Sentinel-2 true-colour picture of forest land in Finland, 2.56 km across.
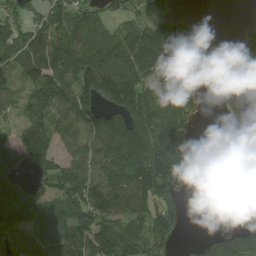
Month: August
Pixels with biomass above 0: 67%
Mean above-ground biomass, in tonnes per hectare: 99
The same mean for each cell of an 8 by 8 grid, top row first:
83 110 86 51 68 90 3 3
110 217 123 120 175 166 44 63
73 154 152 209 132 152 39 2
44 116 160 130 163 135 9 31
131 114 94 141 174 132 0 0
92 112 121 124 154 145 0 1
145 96 146 116 112 91 35 86
104 101 125 167 115 44 37 81
